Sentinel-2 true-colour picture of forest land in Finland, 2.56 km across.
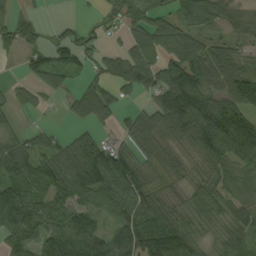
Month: September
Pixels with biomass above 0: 78%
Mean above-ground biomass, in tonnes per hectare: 86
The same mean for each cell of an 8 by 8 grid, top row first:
43 5 5 36 88 70 88 33
63 50 55 26 124 125 79 43
18 73 35 92 116 141 106 131
32 10 96 80 49 135 155 130
61 66 104 48 102 45 124 209
104 111 160 174 78 54 57 63
157 92 83 89 107 67 78 41
88 117 162 105 142 152 48 62
